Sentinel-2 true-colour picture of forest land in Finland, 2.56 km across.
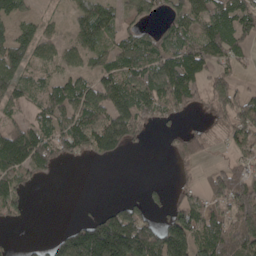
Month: April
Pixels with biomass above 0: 66%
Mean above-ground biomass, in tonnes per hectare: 83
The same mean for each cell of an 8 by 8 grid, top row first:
74 30 72 75 56 79 117 123
117 66 93 68 129 124 122 65
96 63 71 98 145 186 81 36
40 96 90 89 99 72 40 118
151 123 98 89 22 41 46 73
104 29 0 0 1 16 61 106
54 0 2 38 52 69 80 140
4 30 171 238 166 145 143 165
